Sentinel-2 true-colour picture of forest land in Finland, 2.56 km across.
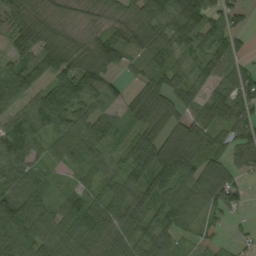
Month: September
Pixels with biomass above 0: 87%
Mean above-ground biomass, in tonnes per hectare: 81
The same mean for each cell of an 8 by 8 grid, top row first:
83 48 25 39 91 109 101 43
75 93 56 95 96 94 81 40
116 82 133 46 68 73 80 102
74 135 87 52 113 71 96 97
87 66 122 51 90 113 89 78
80 46 46 58 91 127 108 50
120 74 90 107 93 112 78 46
104 93 88 110 102 58 20 16
